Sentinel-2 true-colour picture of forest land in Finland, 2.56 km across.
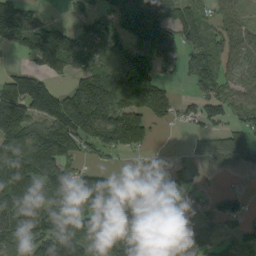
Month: September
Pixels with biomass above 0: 74%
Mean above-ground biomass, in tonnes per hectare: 95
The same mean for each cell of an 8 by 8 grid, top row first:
189 29 39 89 189 88 51 35
77 166 81 83 120 121 99 55
116 70 83 122 111 29 108 53
196 165 217 167 139 60 69 57
168 196 114 111 70 0 39 74
147 151 97 34 16 61 27 16
106 82 98 132 129 60 49 42
98 133 137 116 114 74 74 61
